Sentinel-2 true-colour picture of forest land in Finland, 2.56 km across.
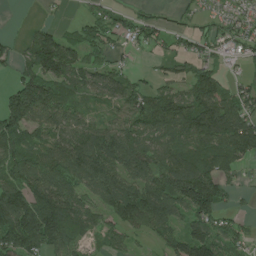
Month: July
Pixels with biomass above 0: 78%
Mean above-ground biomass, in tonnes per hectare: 89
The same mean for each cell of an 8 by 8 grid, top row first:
0 8 20 54 43 19 33 48
28 143 100 54 38 32 55 55
54 135 89 94 28 57 110 37
144 108 50 49 117 140 177 119
106 85 108 128 118 99 106 146
117 117 109 125 106 149 131 33
137 171 107 98 143 107 145 22
131 135 80 66 26 85 143 64
